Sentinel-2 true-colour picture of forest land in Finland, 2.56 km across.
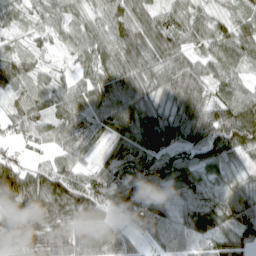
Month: April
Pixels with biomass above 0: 94%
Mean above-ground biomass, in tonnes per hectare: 81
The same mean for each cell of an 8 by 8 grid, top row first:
42 41 42 69 73 52 41 47
36 24 54 99 104 75 51 74
79 42 46 98 101 132 84 45
45 74 84 101 112 92 130 110
46 44 68 61 116 106 122 132
137 112 67 72 109 88 47 44
121 120 141 81 128 46 73 96
154 142 125 86 38 39 56 86
